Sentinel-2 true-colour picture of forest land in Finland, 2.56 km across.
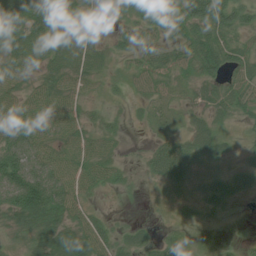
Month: July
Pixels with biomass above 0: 79%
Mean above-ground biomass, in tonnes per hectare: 36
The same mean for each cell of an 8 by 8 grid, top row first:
58 69 42 18 35 55 106 48
51 59 60 22 28 35 54 33
42 33 40 16 30 21 33 41
59 48 28 10 10 15 27 28
62 42 43 21 8 39 50 10
79 67 49 27 13 38 12 25
57 71 32 2 0 6 22 27
10 44 47 34 24 26 4 29
